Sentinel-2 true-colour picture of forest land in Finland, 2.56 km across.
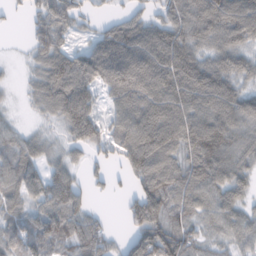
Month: February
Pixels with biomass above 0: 85%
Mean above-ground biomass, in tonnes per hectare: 75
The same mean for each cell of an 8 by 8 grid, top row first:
10 75 44 22 40 80 120 127
5 78 41 112 111 109 72 74
10 100 121 119 118 115 118 65
10 51 122 55 109 111 114 100
57 36 59 70 128 91 118 72
78 70 28 23 79 77 103 65
54 93 60 2 89 62 71 65
81 103 77 39 82 86 39 63
